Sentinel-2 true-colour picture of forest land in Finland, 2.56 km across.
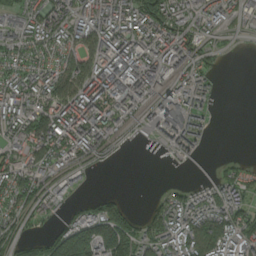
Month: August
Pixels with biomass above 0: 68%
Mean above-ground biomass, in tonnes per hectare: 75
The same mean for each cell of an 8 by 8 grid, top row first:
64 91 82 97 119 96 69 61
67 67 92 110 100 95 39 8
79 85 138 173 133 81 48 0
86 112 116 83 47 113 31 0
71 148 96 39 4 60 14 0
102 56 35 1 0 1 12 53
69 65 40 91 19 82 95 78
65 89 208 240 92 89 129 82
